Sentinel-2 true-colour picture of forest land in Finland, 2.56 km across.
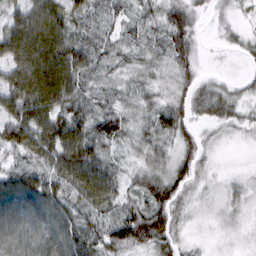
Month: March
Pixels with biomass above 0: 91%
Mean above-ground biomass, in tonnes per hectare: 53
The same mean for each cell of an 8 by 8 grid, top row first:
58 101 52 39 36 53 22 21
99 109 67 46 40 57 7 21
88 114 70 36 29 35 23 16
86 95 57 56 33 49 48 30
69 93 92 42 39 36 20 6
64 72 98 58 47 53 16 11
92 73 61 60 61 54 12 22
75 77 74 71 64 44 7 9
